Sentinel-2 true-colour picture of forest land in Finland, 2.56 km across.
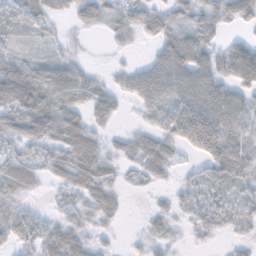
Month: November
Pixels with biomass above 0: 80%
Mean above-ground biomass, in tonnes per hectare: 39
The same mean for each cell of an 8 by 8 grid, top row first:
30 38 34 36 40 35 48 44
18 14 8 10 5 69 48 42
81 60 50 18 53 67 64 43
58 70 36 4 28 69 81 56
42 50 68 20 42 46 81 48
61 30 60 30 30 16 33 40
37 12 37 34 5 22 33 22
38 58 47 13 18 15 11 18
